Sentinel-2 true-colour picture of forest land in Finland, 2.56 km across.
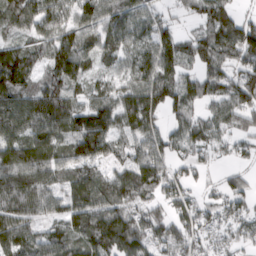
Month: March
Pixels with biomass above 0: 84%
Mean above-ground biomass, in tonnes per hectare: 83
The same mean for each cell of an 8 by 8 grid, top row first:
89 84 71 84 71 25 88 51
73 87 103 68 69 104 112 120
126 85 74 45 89 94 84 89
95 122 90 94 137 71 46 105
99 91 117 82 90 63 71 42
117 89 90 78 125 53 21 34
96 65 99 102 68 65 44 53
101 88 96 153 98 83 47 47
